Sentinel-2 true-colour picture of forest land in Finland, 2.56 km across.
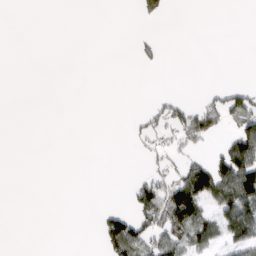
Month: March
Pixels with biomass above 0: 20%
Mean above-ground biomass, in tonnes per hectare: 26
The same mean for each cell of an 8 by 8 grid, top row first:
0 0 0 0 30 0 0 0
0 0 0 0 17 0 0 0
0 0 0 0 0 0 0 2
0 0 0 0 18 51 76 91
0 0 0 0 20 34 21 121
0 0 0 0 25 53 130 156
0 0 0 21 82 139 41 120
0 0 0 109 75 75 52 74
